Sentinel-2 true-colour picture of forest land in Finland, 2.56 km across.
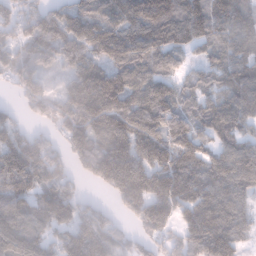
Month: January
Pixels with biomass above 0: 88%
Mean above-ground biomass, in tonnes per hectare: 120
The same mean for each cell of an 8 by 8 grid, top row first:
90 115 106 99 138 144 135 87
90 116 124 133 113 105 70 83
79 53 111 152 107 66 57 101
42 92 176 175 157 131 100 116
145 84 130 164 157 157 84 101
168 116 62 217 212 193 134 123
123 134 104 49 164 148 155 100
127 96 167 108 71 100 200 97
